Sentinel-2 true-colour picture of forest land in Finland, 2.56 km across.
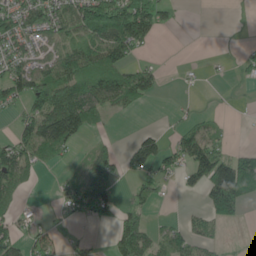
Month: May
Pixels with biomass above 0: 51%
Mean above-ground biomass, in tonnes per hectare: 53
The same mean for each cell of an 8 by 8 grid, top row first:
78 92 99 157 138 21 0 0
59 38 88 115 33 0 0 4
91 103 116 102 83 2 5 12
26 115 134 41 8 5 7 2
68 103 29 16 70 53 76 7
81 2 34 50 52 32 116 152
38 3 62 66 47 4 49 50
62 45 20 56 111 61 33 2
